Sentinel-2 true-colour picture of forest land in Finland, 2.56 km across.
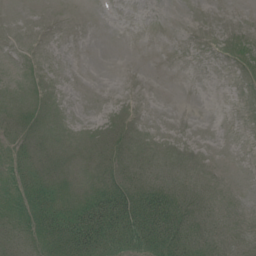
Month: July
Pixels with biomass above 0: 45%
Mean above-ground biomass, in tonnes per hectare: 11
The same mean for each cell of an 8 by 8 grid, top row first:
0 0 0 0 0 0 0 0
0 0 0 0 0 0 1 8
0 1 0 0 0 0 0 3
10 5 0 2 1 0 0 0
11 9 4 15 6 2 0 0
18 16 7 19 16 11 5 0
22 39 41 62 51 35 16 2
10 37 56 41 38 36 21 8
